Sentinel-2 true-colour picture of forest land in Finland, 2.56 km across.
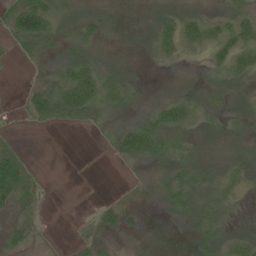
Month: June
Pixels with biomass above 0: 67%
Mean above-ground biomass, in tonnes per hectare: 26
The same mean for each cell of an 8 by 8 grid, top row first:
66 72 28 22 18 34 24 38
17 19 30 10 16 39 39 47
0 23 63 38 8 11 15 23
2 53 54 23 24 53 32 24
17 0 0 22 69 40 20 23
85 3 0 0 5 36 35 32
36 3 1 23 6 36 45 10
31 1 13 8 6 2 34 35
